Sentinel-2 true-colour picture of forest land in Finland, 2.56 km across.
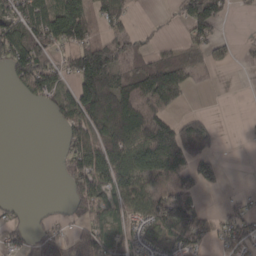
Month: March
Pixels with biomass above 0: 57%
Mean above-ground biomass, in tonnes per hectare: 73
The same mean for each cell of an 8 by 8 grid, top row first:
77 97 105 92 2 31 150 6
143 106 102 109 40 41 67 10
58 81 108 120 141 138 18 1
0 19 126 190 155 49 16 0
0 0 102 135 177 227 87 1
0 0 122 109 104 132 60 0
17 8 68 83 82 185 24 39
35 46 67 70 60 84 50 83
